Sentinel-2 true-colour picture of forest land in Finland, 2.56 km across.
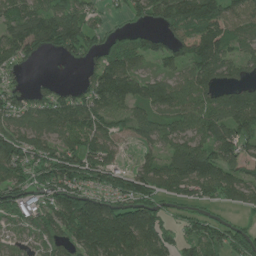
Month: June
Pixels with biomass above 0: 79%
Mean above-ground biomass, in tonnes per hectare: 105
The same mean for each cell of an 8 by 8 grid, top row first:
86 117 102 23 69 133 171 116
115 74 104 93 94 114 156 68
35 14 28 202 102 81 112 60
96 109 122 101 79 95 129 164
127 97 117 74 56 87 117 110
98 112 137 95 105 125 161 86
100 81 200 153 162 45 44 54
46 79 160 270 181 77 113 108
